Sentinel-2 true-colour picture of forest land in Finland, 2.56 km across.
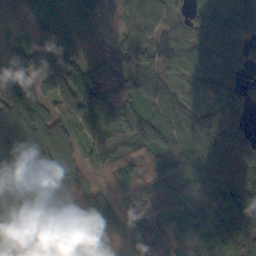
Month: October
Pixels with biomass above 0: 95%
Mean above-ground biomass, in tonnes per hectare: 88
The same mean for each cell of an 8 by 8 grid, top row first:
63 97 75 59 86 36 67 97
71 102 79 62 85 67 97 70
100 94 113 106 73 40 67 46
108 74 78 114 70 85 61 41
98 90 58 92 85 99 134 80
114 73 64 82 112 94 141 113
92 127 69 109 121 75 110 126
77 102 91 71 136 76 151 109
